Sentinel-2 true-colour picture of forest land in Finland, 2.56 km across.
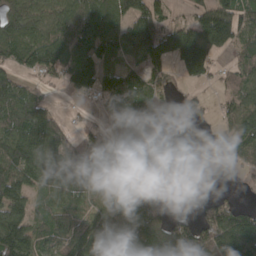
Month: April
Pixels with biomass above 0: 72%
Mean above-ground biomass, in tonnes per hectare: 93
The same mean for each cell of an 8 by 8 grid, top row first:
105 102 122 137 119 24 125 109
127 133 111 99 114 173 168 73
70 34 148 91 90 36 52 87
145 73 15 79 93 40 18 114
155 143 59 45 41 12 9 107
125 135 152 100 74 1 1 28
100 81 72 100 138 3 44 57
178 83 105 124 184 141 122 194
